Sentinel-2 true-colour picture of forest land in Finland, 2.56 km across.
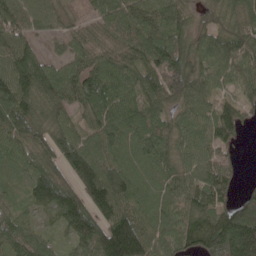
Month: May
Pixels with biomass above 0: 92%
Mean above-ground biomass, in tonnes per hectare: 90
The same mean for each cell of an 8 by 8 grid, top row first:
106 83 39 107 101 91 52 86
101 24 60 69 105 102 88 117
118 114 99 86 80 109 84 85
130 90 62 88 82 66 77 64
88 92 98 81 81 76 79 29
49 109 116 124 56 69 114 35
48 86 106 118 69 74 84 106
88 44 90 173 141 99 140 234
